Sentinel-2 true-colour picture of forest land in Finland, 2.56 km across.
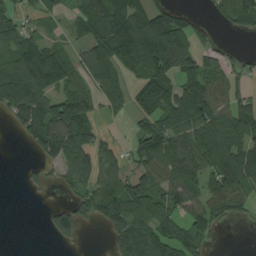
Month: August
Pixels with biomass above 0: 66%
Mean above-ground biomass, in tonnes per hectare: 86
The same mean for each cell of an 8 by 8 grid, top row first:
55 28 54 126 102 81 20 116
90 84 57 159 205 245 46 11
172 133 68 122 124 130 135 47
83 123 139 34 90 127 130 83
4 111 105 35 85 99 115 112
2 29 75 78 119 105 73 96
0 28 73 137 116 80 87 37
0 15 29 60 179 136 60 0
